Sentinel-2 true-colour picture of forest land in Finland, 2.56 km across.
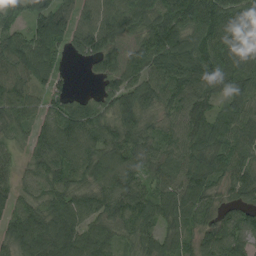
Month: August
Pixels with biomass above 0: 93%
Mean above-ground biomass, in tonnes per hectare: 78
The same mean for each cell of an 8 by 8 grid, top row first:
44 116 72 95 98 101 120 126
89 95 76 69 82 123 100 119
77 58 3 66 88 101 92 88
66 46 70 72 81 67 66 65
38 87 93 84 65 57 85 74
47 76 71 93 62 62 80 76
69 78 81 78 76 90 62 63
80 101 93 60 73 69 62 85
